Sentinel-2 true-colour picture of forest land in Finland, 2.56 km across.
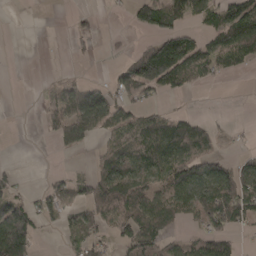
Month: April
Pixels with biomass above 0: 52%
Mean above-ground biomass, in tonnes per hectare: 56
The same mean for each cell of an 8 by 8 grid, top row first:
4 1 15 1 84 110 74 119
0 4 16 8 57 141 60 115
0 9 27 33 162 91 26 5
0 43 141 91 47 32 5 3
0 7 77 54 109 117 65 7
21 16 27 112 81 88 92 77
85 46 50 91 115 55 92 95
152 3 45 35 114 35 72 16
